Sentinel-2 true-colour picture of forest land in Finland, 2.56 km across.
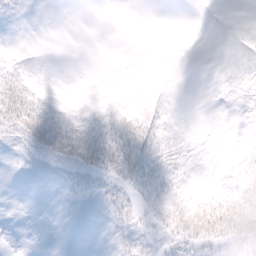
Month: February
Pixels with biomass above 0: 38%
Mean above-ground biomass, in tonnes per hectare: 7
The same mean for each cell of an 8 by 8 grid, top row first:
2 0 0 0 0 0 0 0
1 0 0 0 0 0 0 2
14 1 0 0 0 0 0 4
28 20 6 9 10 1 0 2
5 26 42 28 25 8 1 3
1 2 13 19 26 10 3 8
0 0 2 11 11 22 22 24
0 0 0 3 4 12 16 16
